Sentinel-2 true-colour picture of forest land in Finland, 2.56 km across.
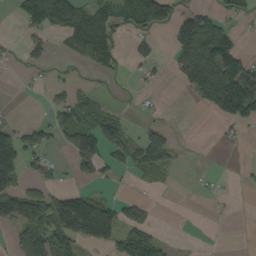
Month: September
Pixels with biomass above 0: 41%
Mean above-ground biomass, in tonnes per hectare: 47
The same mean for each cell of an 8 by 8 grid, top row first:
19 133 94 73 109 67 62 23
6 30 88 74 25 63 150 45
3 10 8 7 15 21 118 131
4 26 69 36 8 1 19 76
85 43 83 75 91 33 0 9
68 30 27 16 30 7 3 3
89 111 124 62 38 0 1 1
47 102 73 59 91 5 0 0
